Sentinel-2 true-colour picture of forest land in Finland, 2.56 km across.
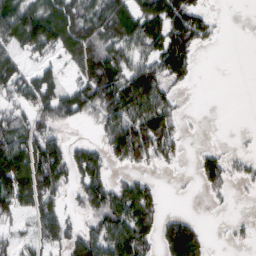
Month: March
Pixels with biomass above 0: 61%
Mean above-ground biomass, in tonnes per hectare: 71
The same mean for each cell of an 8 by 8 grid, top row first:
131 132 91 113 121 118 43 0
68 87 116 76 79 148 16 0
92 86 67 124 137 62 0 0
65 91 79 104 133 52 0 0
102 122 36 85 120 55 8 4
182 153 78 45 28 4 68 28
68 85 37 118 104 3 5 1
33 64 90 125 85 142 34 12
